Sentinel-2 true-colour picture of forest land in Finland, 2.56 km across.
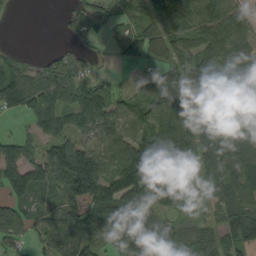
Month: September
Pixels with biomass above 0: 78%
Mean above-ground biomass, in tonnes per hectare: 80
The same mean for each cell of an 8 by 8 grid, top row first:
3 0 47 42 71 157 125 74
10 9 30 18 91 67 87 67
102 94 70 27 21 83 100 73
52 97 113 87 75 72 69 82
70 69 71 78 104 116 75 84
67 95 214 111 149 212 102 79
66 49 72 154 123 69 27 90
40 60 94 92 139 71 45 109
